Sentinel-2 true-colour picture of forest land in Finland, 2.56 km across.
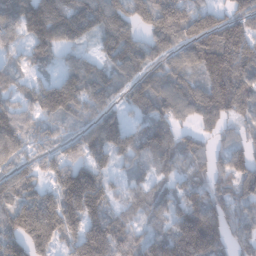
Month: January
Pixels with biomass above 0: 87%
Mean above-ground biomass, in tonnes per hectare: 119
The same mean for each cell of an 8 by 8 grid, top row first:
135 182 164 120 52 183 119 92
74 120 69 117 105 96 171 162
45 68 177 91 96 98 135 132
112 125 127 96 82 106 141 86
121 83 105 178 119 83 54 69
116 97 212 92 65 61 84 113
152 199 234 111 79 108 147 95
134 159 162 182 99 163 180 87
